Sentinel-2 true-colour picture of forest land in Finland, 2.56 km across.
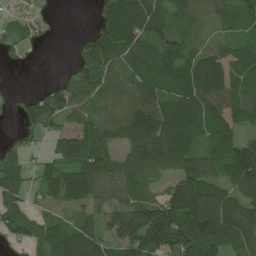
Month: June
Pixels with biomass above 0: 79%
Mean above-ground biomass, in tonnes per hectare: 78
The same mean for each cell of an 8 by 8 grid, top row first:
34 10 0 81 120 52 55 64
36 5 44 122 74 85 50 60
1 10 91 84 75 93 135 67
31 122 66 74 120 99 91 67
18 37 120 65 130 111 55 98
57 59 97 84 75 81 75 127
54 22 47 78 127 158 153 85
34 95 95 82 184 130 146 95
